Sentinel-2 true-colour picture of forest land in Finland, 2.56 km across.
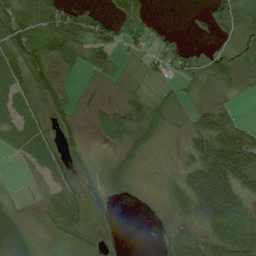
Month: August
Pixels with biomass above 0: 72%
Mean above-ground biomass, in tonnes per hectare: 32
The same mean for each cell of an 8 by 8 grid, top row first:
67 62 56 26 26 0 16 39
67 80 65 49 26 23 4 18
44 53 6 12 22 21 26 12
23 38 12 22 52 17 35 7
22 28 25 16 37 8 62 77
1 22 34 22 7 13 80 75
10 30 59 34 6 21 67 41
38 9 19 28 0 42 37 49
